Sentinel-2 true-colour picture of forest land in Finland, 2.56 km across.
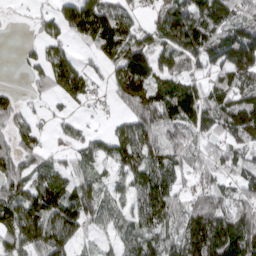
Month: March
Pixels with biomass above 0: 79%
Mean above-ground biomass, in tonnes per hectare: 74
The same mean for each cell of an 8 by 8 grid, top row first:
6 34 160 100 27 119 106 66
5 53 28 94 107 102 96 124
2 64 81 52 122 92 50 84
54 14 12 17 107 118 97 121
66 23 48 79 104 59 44 72
82 66 50 39 87 59 55 56
97 113 92 51 86 76 113 79
90 106 27 29 76 76 168 149
